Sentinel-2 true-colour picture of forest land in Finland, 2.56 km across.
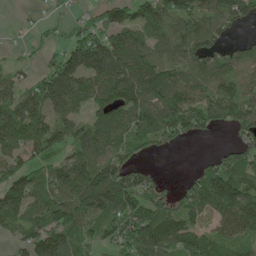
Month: May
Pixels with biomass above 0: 79%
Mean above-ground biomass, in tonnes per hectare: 105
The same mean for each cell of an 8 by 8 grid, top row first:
5 23 40 98 105 121 104 87
12 34 151 142 108 104 106 48
55 141 138 158 185 98 106 82
124 129 74 126 132 192 127 125
102 139 111 105 70 45 9 75
117 108 153 141 60 7 132 144
122 143 149 145 143 94 119 181
52 149 108 71 161 122 100 82
